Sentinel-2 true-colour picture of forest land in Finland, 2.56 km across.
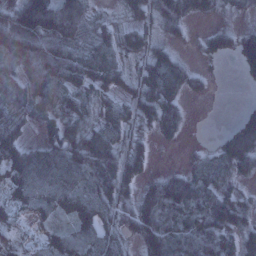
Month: January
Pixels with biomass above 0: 82%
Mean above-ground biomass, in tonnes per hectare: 53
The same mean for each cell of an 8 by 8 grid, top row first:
95 161 90 16 42 65 24 16
112 72 57 53 41 21 42 72
61 109 53 43 57 71 17 13
58 56 42 43 49 49 0 25
51 47 72 67 29 11 10 118
57 77 70 92 37 43 48 43
33 36 56 48 47 72 76 55
15 22 58 47 45 73 70 48
